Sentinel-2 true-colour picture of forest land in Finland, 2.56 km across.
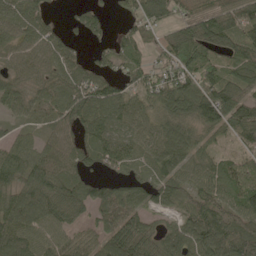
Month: May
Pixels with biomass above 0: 86%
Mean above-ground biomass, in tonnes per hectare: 75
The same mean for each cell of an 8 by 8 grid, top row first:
77 35 43 23 84 54 80 95
71 75 28 49 49 84 85 79
59 63 71 58 71 100 93 87
48 52 102 93 65 108 125 105
57 58 55 80 64 114 45 53
77 116 69 34 42 81 84 113
96 102 59 94 55 44 86 90
98 71 61 87 81 97 125 101
